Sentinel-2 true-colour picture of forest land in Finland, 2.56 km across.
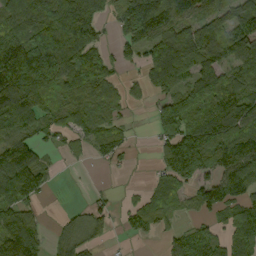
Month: September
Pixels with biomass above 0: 72%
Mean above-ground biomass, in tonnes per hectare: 86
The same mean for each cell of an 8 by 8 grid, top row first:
110 127 157 62 212 131 78 93
114 158 147 36 86 154 120 121
156 114 117 50 52 100 124 93
157 55 57 35 6 106 89 119
125 34 34 77 1 142 144 140
133 41 1 5 5 110 58 132
100 6 16 32 76 42 51 93
192 38 57 26 25 46 82 118
